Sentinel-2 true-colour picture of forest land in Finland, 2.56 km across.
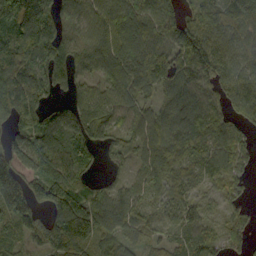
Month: September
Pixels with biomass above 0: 88%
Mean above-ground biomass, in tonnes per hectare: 88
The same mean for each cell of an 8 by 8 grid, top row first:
131 87 90 107 102 84 85 95
86 103 94 110 125 123 117 67
111 79 58 79 121 121 95 105
85 63 91 90 69 114 81 99
64 80 83 54 79 73 56 58
171 122 75 28 61 64 53 59
161 97 150 122 55 68 41 47
66 109 157 85 64 44 72 49
